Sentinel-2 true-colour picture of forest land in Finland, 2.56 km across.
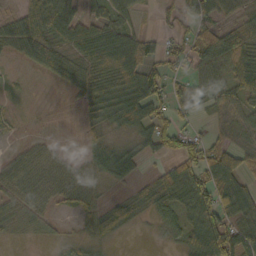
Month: October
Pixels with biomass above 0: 75%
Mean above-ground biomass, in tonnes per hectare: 45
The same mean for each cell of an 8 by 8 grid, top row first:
40 97 61 57 14 27 45 34
41 78 61 99 60 31 72 77
6 24 50 71 106 29 54 80
9 5 22 65 76 38 23 51
9 14 15 41 41 65 46 28
46 33 31 48 21 66 73 43
30 22 33 45 34 54 91 68
7 13 25 29 4 29 107 76
